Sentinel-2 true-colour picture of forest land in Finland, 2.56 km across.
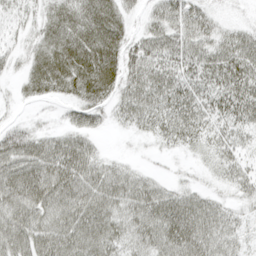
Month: April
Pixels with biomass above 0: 84%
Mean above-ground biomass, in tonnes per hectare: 40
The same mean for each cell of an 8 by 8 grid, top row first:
22 34 46 46 23 49 33 8
17 42 58 51 53 51 42 56
13 50 57 47 57 49 46 57
4 4 35 28 51 51 43 49
55 39 39 1 8 28 32 33
60 62 57 42 24 10 12 35
51 52 55 44 55 58 44 23
53 56 60 48 41 61 50 28
